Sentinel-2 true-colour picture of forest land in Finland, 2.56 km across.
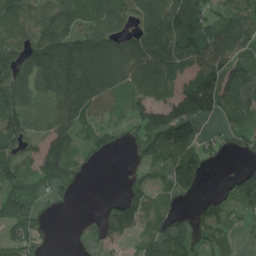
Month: July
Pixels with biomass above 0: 75%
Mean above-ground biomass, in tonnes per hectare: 99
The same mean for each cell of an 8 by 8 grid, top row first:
131 113 96 103 84 134 102 123
144 161 154 126 130 118 131 119
171 167 169 128 102 71 150 146
151 65 116 57 109 146 123 110
111 97 61 48 128 192 50 53
121 128 49 0 59 149 34 93
126 28 2 79 121 39 57 98
99 33 15 73 77 87 75 32
